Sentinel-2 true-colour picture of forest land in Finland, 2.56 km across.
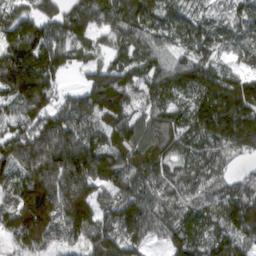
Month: March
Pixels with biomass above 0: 94%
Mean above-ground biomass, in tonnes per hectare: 129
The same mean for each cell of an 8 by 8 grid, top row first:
119 118 134 144 103 86 44 70
180 164 90 81 113 72 87 62
212 151 30 153 97 116 142 98
99 120 129 174 90 96 182 200
170 182 161 130 144 111 122 142
126 185 200 174 145 113 116 56
152 205 183 109 162 114 119 170
110 122 123 177 109 114 117 126
